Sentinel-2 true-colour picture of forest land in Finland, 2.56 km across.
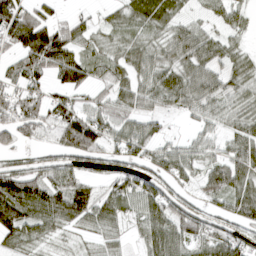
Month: April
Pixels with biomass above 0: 79%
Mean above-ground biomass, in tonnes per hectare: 61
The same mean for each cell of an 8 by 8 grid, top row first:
105 44 23 30 68 44 27 32
73 135 58 40 54 68 65 28
61 51 74 60 54 72 72 56
90 74 73 68 56 38 60 53
46 30 121 54 77 36 43 61
93 58 56 50 58 65 60 71
110 78 85 60 61 81 39 70
58 38 21 35 42 85 68 65
